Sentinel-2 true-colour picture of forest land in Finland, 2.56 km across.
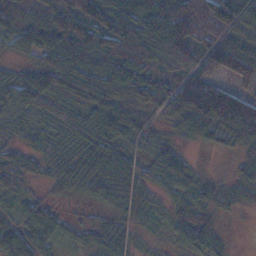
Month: November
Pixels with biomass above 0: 85%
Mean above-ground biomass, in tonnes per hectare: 62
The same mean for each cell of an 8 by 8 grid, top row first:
65 77 110 85 78 121 141 121
37 76 76 105 111 104 97 106
50 92 130 107 72 61 73 80
52 27 44 101 59 80 140 156
32 33 43 56 25 25 42 61
56 29 50 74 32 42 13 33
32 35 7 45 36 27 36 19
63 39 15 56 9 25 46 0
